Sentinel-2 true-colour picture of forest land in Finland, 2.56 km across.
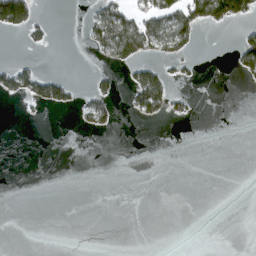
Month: March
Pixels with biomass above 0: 15%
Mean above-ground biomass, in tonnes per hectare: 18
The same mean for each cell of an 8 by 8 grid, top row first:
147 4 5 75 56 82 101 62
1 13 3 82 74 53 0 44
62 54 2 18 71 17 0 13
1 14 22 24 48 20 0 0
0 0 0 0 0 0 0 0
0 0 0 0 0 0 0 0
0 0 0 0 0 0 0 0
0 0 0 0 0 0 0 0
